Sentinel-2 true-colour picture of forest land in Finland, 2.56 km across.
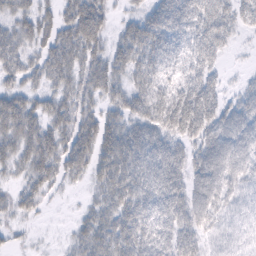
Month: February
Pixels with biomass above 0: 86%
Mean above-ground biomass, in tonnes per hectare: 50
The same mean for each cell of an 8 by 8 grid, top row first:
45 31 79 25 46 74 69 43
55 52 67 41 76 53 61 7
36 42 49 52 52 44 45 11
75 50 51 36 53 76 62 54
59 66 62 65 72 46 61 67
25 52 32 63 68 58 76 49
34 10 13 55 66 69 57 39
11 3 32 67 67 62 33 33
